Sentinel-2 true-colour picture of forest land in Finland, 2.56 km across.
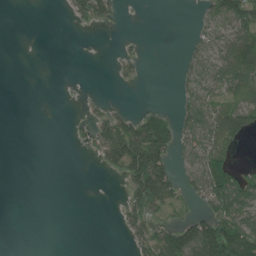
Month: June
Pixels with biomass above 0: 36%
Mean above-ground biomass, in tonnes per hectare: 39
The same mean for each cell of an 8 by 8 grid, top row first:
0 0 37 36 0 0 39 107
0 0 0 1 8 1 43 123
0 0 0 6 9 15 60 100
0 0 11 34 30 32 71 96
0 0 22 119 143 63 72 38
0 0 0 15 142 58 129 63
0 0 0 1 87 43 60 96
0 0 0 0 58 125 171 135
